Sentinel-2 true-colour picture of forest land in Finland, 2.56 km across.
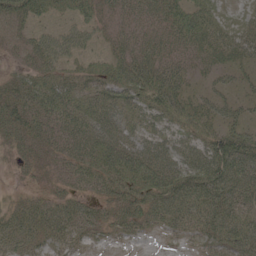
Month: May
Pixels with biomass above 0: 85%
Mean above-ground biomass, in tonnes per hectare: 41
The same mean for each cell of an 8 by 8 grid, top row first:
48 30 32 28 34 48 44 17
19 47 32 25 40 39 43 37
32 45 40 53 61 43 18 18
49 51 47 45 43 50 35 25
35 36 49 52 42 44 60 63
10 26 36 55 66 62 76 65
30 45 36 38 45 57 61 48
51 39 25 14 10 15 36 52
